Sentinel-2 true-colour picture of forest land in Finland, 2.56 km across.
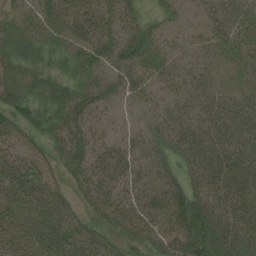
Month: August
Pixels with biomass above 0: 92%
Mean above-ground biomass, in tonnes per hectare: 48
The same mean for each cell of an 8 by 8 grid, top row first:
35 52 53 47 27 27 41 50
33 37 45 52 46 26 31 37
37 32 28 43 35 33 35 24
46 41 56 23 19 38 58 63
47 34 54 42 37 50 76 68
69 42 53 71 43 37 73 74
59 67 31 62 61 64 70 67
53 70 57 35 44 62 63 71
